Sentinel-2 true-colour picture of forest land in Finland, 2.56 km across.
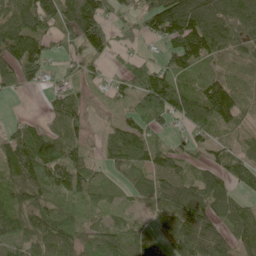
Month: June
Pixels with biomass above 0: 84%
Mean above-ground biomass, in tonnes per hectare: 69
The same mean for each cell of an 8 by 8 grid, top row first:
72 96 139 40 63 135 126 89
109 51 72 56 22 85 126 43
59 32 36 22 111 92 70 28
6 31 47 10 104 82 109 59
104 83 55 57 78 26 41 32
99 99 88 26 49 80 81 61
85 74 48 29 22 102 104 62
81 88 73 72 45 83 123 65
